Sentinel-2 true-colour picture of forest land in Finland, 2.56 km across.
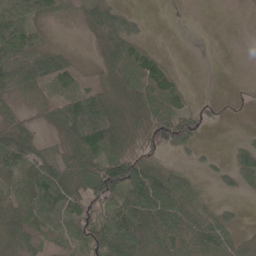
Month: May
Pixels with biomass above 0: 71%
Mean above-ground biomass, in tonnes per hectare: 50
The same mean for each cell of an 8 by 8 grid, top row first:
60 38 22 62 13 1 0 0
74 46 3 54 43 0 2 0
73 67 22 53 89 41 0 0
19 25 113 78 69 77 13 1
104 15 83 70 54 66 5 20
67 100 78 106 104 59 9 55
86 75 65 66 106 83 34 11
63 37 51 100 90 89 75 33
